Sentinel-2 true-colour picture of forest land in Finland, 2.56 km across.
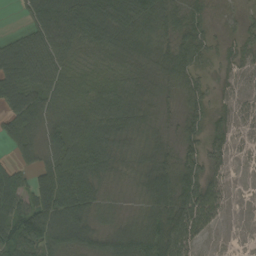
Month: September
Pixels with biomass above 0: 87%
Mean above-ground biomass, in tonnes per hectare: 69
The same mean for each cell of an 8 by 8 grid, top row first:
6 97 120 134 128 63 19 15
77 98 90 96 81 60 30 27
94 87 77 87 77 48 17 13
91 84 94 115 70 23 33 17
59 62 134 105 63 37 45 9
61 113 149 62 64 82 40 1
91 152 120 30 46 89 81 1
97 107 95 72 102 94 16 0
